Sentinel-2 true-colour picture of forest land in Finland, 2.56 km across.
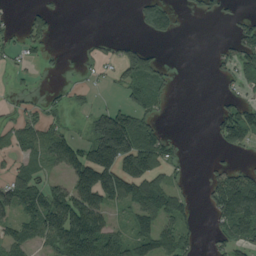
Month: August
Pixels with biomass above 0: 48%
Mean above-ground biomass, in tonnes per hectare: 56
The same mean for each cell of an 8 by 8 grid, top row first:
6 36 0 0 78 40 25 25
30 26 8 22 42 0 4 75
12 5 12 23 76 16 4 40
22 32 16 85 63 0 10 98
39 74 67 188 117 23 6 57
67 32 119 124 120 18 30 77
74 133 145 59 92 82 35 155
68 76 179 89 84 97 22 71
